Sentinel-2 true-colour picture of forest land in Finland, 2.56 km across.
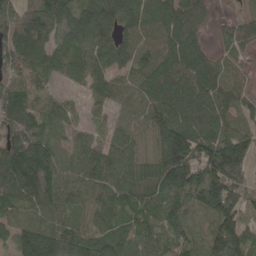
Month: May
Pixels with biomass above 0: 92%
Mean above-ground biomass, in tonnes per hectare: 115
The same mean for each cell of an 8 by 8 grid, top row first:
179 181 115 140 120 132 54 47
173 102 115 118 92 127 60 80
112 66 96 82 93 119 131 66
144 84 34 55 99 128 141 95
179 120 57 88 67 195 170 142
176 193 83 111 100 237 190 118
82 128 69 99 109 121 128 128
99 153 104 93 116 129 109 119
